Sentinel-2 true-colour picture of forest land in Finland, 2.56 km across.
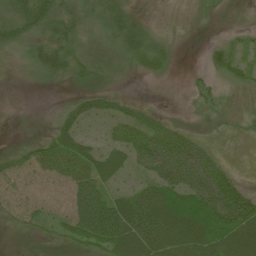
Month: June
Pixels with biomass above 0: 83%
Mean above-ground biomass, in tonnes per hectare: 38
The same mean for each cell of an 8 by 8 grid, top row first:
65 78 37 47 17 5 13 8
30 52 33 24 47 9 14 15
4 21 29 20 8 2 17 19
4 5 39 32 19 8 16 15
15 44 45 34 58 65 28 11
49 49 69 35 32 72 70 23
43 35 88 76 70 78 85 89
11 17 51 82 71 60 72 71
